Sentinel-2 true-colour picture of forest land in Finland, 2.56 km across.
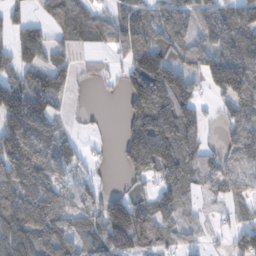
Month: November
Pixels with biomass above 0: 73%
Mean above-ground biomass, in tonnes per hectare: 88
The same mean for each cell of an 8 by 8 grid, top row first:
35 57 72 47 81 98 98 113
82 64 22 48 113 79 71 108
76 88 18 18 165 139 78 185
168 109 8 0 152 169 28 108
178 133 42 8 210 157 34 103
141 122 44 8 80 110 64 63
125 134 62 134 96 95 13 44
114 129 79 172 128 51 19 64
